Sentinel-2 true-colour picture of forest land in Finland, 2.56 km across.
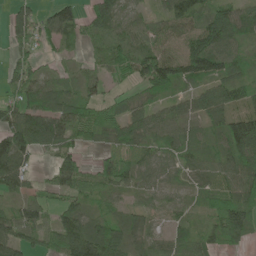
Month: June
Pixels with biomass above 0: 84%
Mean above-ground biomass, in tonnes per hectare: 63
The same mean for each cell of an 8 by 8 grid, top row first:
56 59 57 82 36 84 81 69
42 27 31 51 61 54 128 51
77 43 43 32 87 89 80 59
77 88 73 63 57 48 79 66
114 66 44 57 61 61 45 121
89 26 78 112 55 36 46 85
39 52 56 36 33 24 42 90
71 58 136 102 47 41 57 51
